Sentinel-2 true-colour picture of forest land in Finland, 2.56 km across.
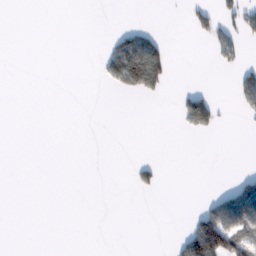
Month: February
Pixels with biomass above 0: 12%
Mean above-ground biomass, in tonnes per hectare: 18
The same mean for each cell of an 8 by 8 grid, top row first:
0 0 0 0 0 0 35 61
0 0 0 47 92 0 17 34
0 0 0 43 114 2 0 49
0 0 0 0 0 20 82 19
0 0 0 0 0 0 0 0
0 0 0 0 21 0 0 29
0 0 0 0 0 0 46 150
0 0 0 0 0 19 206 96
